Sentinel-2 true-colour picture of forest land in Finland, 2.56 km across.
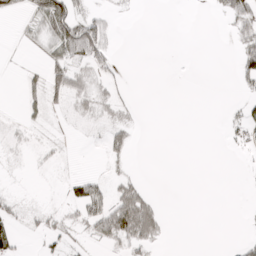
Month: March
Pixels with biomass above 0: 30%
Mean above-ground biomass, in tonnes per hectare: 14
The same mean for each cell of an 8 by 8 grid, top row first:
11 58 43 8 0 0 2 43
2 21 71 15 0 0 0 23
1 43 31 13 0 0 0 16
1 19 14 17 1 0 0 10
5 7 1 30 0 0 0 14
1 1 21 13 5 0 0 1
12 8 33 75 66 0 0 1
24 12 9 44 43 0 0 11
